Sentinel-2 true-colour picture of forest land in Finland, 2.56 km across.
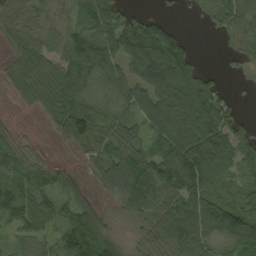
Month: September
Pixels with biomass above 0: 80%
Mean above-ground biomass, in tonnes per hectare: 80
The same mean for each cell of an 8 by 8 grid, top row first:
63 55 77 106 44 8 37 95
68 71 113 104 147 136 0 45
71 111 127 77 81 140 67 8
9 54 87 55 86 90 111 26
63 6 56 97 79 91 63 86
78 58 26 103 107 134 79 60
98 85 84 29 106 113 178 127
39 47 152 66 35 125 111 166
